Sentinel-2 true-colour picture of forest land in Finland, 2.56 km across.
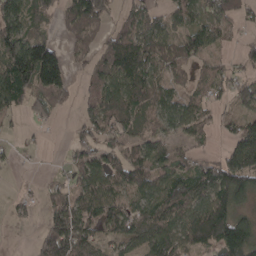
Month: April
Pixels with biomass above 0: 71%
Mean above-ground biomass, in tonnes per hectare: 79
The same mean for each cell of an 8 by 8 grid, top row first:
121 59 123 47 75 61 69 44
144 113 48 82 93 80 71 36
158 138 29 105 112 49 69 52
57 49 48 103 64 85 43 48
15 7 62 69 74 48 25 130
4 12 71 105 92 99 107 176
27 51 100 96 79 109 139 82
0 116 130 56 95 98 115 173
